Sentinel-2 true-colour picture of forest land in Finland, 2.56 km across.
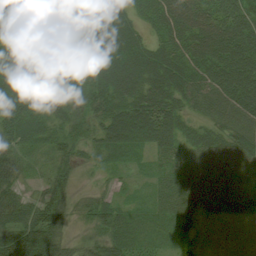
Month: August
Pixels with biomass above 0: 91%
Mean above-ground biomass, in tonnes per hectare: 49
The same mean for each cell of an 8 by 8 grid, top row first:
42 50 59 50 36 68 58 67
38 38 56 62 52 51 73 77
65 67 51 86 70 68 59 80
76 50 40 72 80 54 46 65
54 40 40 63 55 53 50 60
38 29 12 11 11 45 62 50
59 59 15 39 16 40 34 38
72 61 20 54 25 21 3 2
